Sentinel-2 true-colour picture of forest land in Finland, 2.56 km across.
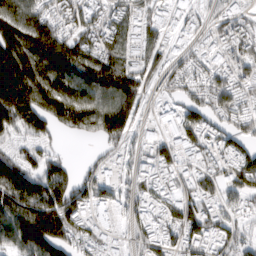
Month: March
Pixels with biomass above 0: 83%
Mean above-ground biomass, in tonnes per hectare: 105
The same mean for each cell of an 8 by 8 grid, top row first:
161 101 105 89 74 58 39 45
251 249 143 120 82 38 48 92
256 197 158 193 89 57 76 73
234 184 166 208 57 76 96 81
55 50 8 66 55 87 76 66
198 151 56 48 54 54 76 112
165 206 97 73 59 87 74 62
154 223 72 42 67 68 75 73
